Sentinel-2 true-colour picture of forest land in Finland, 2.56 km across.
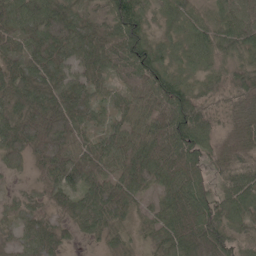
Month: May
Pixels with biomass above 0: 94%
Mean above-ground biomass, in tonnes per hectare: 54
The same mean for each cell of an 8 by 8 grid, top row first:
67 79 45 68 51 42 40 52
44 77 61 65 74 39 57 51
68 49 45 29 56 60 47 67
71 97 56 30 47 89 48 49
73 114 46 49 64 80 48 40
17 52 89 57 76 59 35 60
26 38 47 74 17 57 59 56
26 42 17 23 14 45 57 42
